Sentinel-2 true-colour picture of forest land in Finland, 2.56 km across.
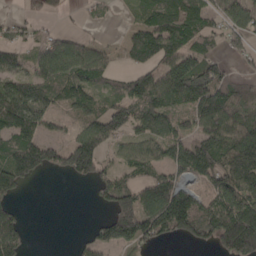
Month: April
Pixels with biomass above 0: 68%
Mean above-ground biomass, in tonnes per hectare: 92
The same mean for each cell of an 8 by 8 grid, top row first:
20 40 7 10 74 159 86 128
39 71 82 25 145 119 60 46
87 115 123 56 97 165 157 61
168 84 58 101 115 100 168 110
119 91 125 57 86 104 134 156
125 38 83 58 63 83 101 159
46 0 0 97 137 198 107 158
118 0 23 106 93 55 75 224
